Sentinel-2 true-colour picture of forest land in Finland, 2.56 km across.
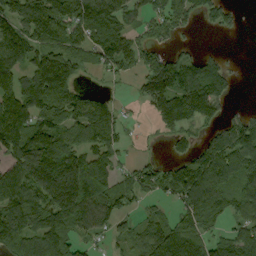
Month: September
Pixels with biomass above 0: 73%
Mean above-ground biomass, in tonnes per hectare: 107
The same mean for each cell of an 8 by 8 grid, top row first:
127 187 156 154 81 104 63 27
132 121 99 148 93 47 9 3
108 197 55 46 120 168 136 10
141 102 98 87 28 195 109 34
174 146 97 112 9 48 82 140
140 238 191 84 83 111 136 113
138 155 164 114 37 62 117 105
152 138 69 54 82 167 98 110
